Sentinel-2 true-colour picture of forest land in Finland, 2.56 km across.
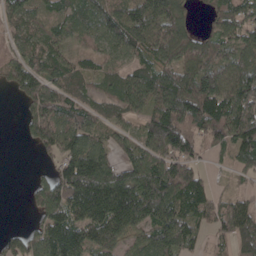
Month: April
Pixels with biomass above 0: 81%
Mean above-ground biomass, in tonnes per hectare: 99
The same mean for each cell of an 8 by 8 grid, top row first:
75 57 76 95 140 94 42 103
68 93 42 70 99 139 112 97
98 87 81 67 128 145 157 152
6 121 94 69 90 166 172 168
3 106 96 61 90 178 74 132
0 44 174 134 170 195 33 29
0 107 140 164 170 127 82 67
42 129 130 113 72 151 39 83
